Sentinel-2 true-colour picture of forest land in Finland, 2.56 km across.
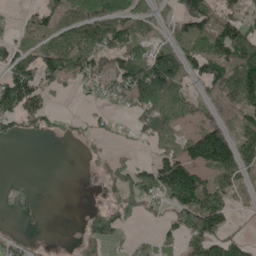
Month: May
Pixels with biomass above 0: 58%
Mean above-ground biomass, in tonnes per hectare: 58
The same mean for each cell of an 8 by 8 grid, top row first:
12 76 72 93 44 50 99 75
55 62 98 86 58 71 90 114
131 72 53 80 159 88 81 134
97 49 3 29 75 71 42 73
9 4 14 11 18 50 149 83
0 0 1 42 75 158 61 54
0 0 4 50 41 91 122 18
22 2 32 31 21 41 112 35
